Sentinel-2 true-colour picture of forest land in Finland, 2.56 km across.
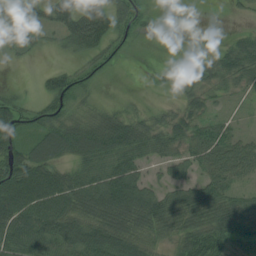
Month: August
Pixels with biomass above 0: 78%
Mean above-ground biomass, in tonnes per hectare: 54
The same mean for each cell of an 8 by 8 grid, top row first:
38 56 143 82 42 1 0 10
34 14 54 44 4 2 6 58
2 45 47 7 1 29 38 46
78 60 34 37 23 31 29 8
74 78 82 96 67 46 70 50
121 95 56 77 38 32 57 44
104 91 70 94 90 71 92 74
89 81 88 93 52 47 97 67
